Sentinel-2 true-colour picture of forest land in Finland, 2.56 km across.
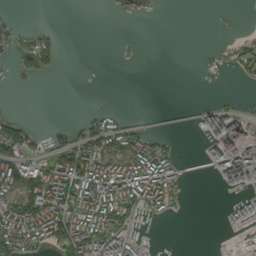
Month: September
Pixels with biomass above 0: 38%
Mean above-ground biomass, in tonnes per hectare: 42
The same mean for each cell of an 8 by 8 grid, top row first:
8 0 0 6 14 0 4 1
40 49 0 1 2 0 10 33
15 6 0 0 0 0 8 14
4 0 4 20 1 2 50 38
109 27 70 69 71 16 59 128
111 101 122 121 117 55 11 118
101 126 96 111 65 27 0 54
107 72 120 115 23 1 0 39
